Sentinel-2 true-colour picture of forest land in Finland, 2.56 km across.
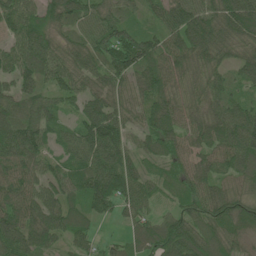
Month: June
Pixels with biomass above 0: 94%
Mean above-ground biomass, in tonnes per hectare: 70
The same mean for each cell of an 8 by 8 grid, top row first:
80 60 70 64 31 92 96 117
56 73 67 87 82 81 102 66
71 59 66 73 69 67 67 46
69 62 57 93 58 75 72 75
104 57 73 105 40 54 75 99
79 64 73 106 54 43 69 65
83 91 47 60 48 39 76 69
81 67 47 22 67 100 73 44
